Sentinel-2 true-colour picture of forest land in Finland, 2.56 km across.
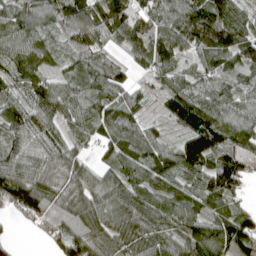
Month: April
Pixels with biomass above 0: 91%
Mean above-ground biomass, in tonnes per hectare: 89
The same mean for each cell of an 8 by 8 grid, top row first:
80 73 93 154 86 113 128 99
87 63 56 57 105 102 120 122
70 75 80 78 28 73 74 58
82 109 95 86 40 88 98 72
84 99 52 93 85 65 149 108
132 95 93 67 95 90 103 100
96 129 101 94 107 86 70 49
12 59 121 67 90 81 137 129
